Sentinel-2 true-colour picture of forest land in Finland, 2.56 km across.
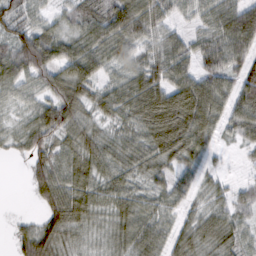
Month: February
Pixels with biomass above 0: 87%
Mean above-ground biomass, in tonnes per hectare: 59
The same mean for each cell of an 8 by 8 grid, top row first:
62 33 57 74 86 37 54 99
92 96 72 74 48 54 65 93
73 74 80 39 72 66 74 62
25 85 65 52 80 113 89 72
28 66 61 52 61 94 47 28
0 78 66 57 43 43 25 9
0 59 69 53 49 36 44 45
37 78 33 40 71 51 60 48
